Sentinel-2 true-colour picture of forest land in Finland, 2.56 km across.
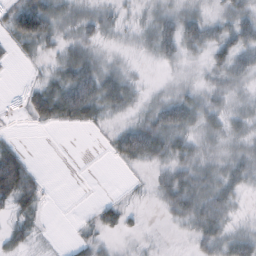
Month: October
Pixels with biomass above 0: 67%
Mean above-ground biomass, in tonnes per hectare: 26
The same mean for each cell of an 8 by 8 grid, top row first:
66 72 28 22 18 34 24 38
17 19 30 10 16 39 39 47
0 23 63 38 8 11 15 23
2 53 54 23 24 53 32 24
17 0 0 22 69 40 20 23
85 3 0 0 5 36 35 32
36 3 1 23 6 36 45 10
31 1 13 8 6 2 34 35
